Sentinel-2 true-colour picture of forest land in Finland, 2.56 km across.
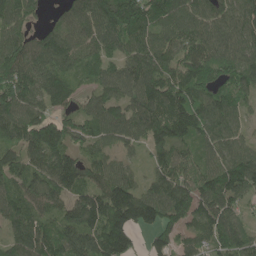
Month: May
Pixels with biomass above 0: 91%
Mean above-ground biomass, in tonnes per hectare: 113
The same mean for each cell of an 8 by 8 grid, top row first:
99 27 85 166 160 114 102 110
111 114 88 85 132 124 117 98
141 123 65 96 128 130 125 128
135 86 84 90 120 153 120 69
97 154 74 62 67 114 89 69
97 141 141 106 60 134 128 170
107 96 170 196 185 140 144 78
86 117 153 184 35 85 103 131
